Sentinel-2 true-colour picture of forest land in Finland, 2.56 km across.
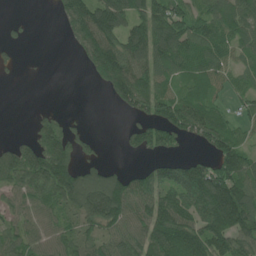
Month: June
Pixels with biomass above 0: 70%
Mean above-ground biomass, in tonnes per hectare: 88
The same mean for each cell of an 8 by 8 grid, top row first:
6 2 144 152 114 99 75 99
22 0 66 133 141 126 95 62
6 1 1 171 102 70 79 39
0 19 3 9 77 112 76 43
54 143 51 1 83 57 73 72
146 207 127 90 75 102 148 130
67 89 124 187 99 129 173 183
71 83 92 90 109 175 151 111
